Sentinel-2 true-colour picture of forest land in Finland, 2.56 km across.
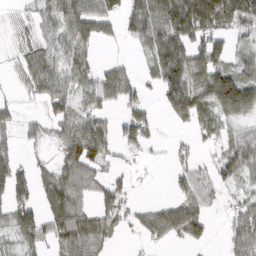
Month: March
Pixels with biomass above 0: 65%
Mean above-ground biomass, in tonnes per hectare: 53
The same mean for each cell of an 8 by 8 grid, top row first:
9 47 90 48 97 157 130 106
16 38 42 4 31 106 96 26
13 73 52 56 20 110 82 97
23 29 62 25 50 62 56 86
19 28 134 51 43 11 22 55
68 39 61 30 5 31 35 53
73 69 53 65 22 62 36 45
36 57 85 32 25 34 29 59
